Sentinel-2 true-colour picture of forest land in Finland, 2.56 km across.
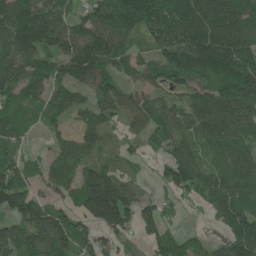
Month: June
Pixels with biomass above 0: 84%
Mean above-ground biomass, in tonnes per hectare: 97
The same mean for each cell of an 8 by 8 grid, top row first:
134 104 68 151 181 150 171 125
139 100 141 113 43 116 188 140
101 102 100 76 64 78 102 164
77 69 85 73 94 84 150 123
53 30 98 30 40 83 78 90
98 56 93 100 12 128 83 108
106 89 87 213 74 29 42 109
104 145 93 54 45 69 45 144
